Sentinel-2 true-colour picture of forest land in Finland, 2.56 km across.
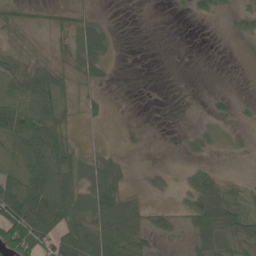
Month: May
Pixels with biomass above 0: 52%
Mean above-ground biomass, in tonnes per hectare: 30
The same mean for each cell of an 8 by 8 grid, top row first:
24 14 20 1 0 2 16 21
12 14 62 25 0 0 0 0
39 49 26 8 0 0 0 0
72 57 22 5 0 0 8 6
52 96 13 2 0 1 14 3
44 69 37 51 5 6 29 5
85 80 58 92 27 11 83 37
110 53 76 103 34 8 57 53
